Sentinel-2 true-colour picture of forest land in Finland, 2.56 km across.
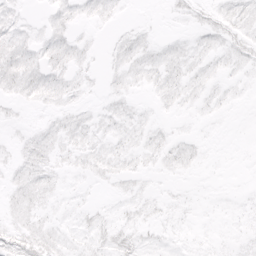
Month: April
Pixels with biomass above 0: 58%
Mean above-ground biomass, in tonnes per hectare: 5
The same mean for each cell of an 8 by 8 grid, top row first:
5 4 6 5 0 5 7 10
10 9 6 4 7 5 7 9
12 11 5 4 7 8 7 4
2 4 5 6 3 4 4 1
4 8 8 7 7 6 2 0
6 8 3 6 4 3 1 0
8 5 4 3 5 3 1 2
14 11 5 9 6 3 2 3
